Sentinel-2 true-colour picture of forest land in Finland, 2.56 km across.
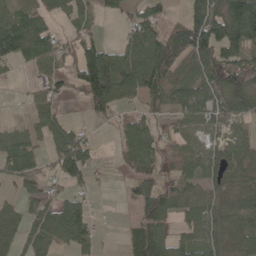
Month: May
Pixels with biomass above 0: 68%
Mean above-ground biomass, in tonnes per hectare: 67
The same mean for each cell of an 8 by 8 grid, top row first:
73 51 41 23 76 19 127 172
96 85 83 49 132 106 112 104
10 62 100 157 141 73 81 92
1 52 7 54 46 56 68 59
72 44 78 9 77 52 52 54
47 47 71 6 65 51 50 79
41 79 66 0 78 75 73 73
65 79 59 1 105 63 69 75
